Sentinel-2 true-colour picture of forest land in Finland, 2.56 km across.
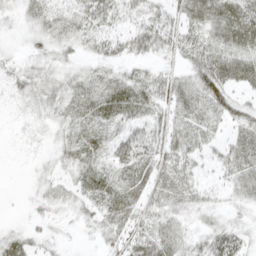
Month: April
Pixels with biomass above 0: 78%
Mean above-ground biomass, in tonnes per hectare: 28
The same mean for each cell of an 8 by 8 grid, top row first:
17 36 39 35 30 25 37 49
6 24 23 29 29 26 38 41
18 26 31 35 32 29 55 36
5 25 35 45 33 29 35 34
2 12 37 37 39 31 22 32
0 16 30 35 35 38 11 31
1 19 22 39 30 29 24 16
24 13 3 23 35 29 34 31
